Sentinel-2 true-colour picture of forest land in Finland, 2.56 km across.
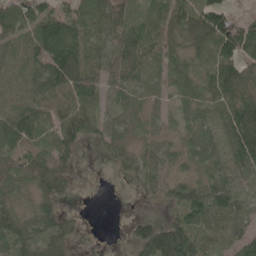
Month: May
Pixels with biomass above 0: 83%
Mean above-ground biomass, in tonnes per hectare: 77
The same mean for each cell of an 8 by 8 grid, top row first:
88 89 79 105 61 78 113 38
56 158 105 75 100 58 84 132
56 117 144 63 58 59 68 109
89 73 84 58 56 40 67 128
97 74 62 71 56 42 89 143
88 148 25 9 78 45 65 64
45 72 9 0 3 70 132 86
95 107 29 0 124 186 71 85
